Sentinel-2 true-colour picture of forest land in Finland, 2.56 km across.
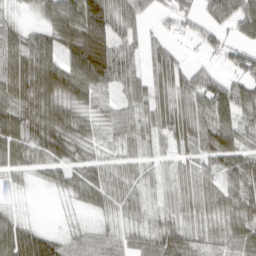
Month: March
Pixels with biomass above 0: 84%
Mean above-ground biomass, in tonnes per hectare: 53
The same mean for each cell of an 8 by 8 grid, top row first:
12 52 95 80 39 45 45 82
70 66 117 98 41 18 32 47
97 95 96 71 45 65 53 58
68 78 42 29 38 70 66 65
79 75 43 26 33 59 76 59
24 31 42 44 27 30 39 72
9 0 19 37 23 34 36 67
113 71 36 40 48 63 28 58
